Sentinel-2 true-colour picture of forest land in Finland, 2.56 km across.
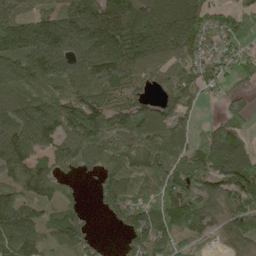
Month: May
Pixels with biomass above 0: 85%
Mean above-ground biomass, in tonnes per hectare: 117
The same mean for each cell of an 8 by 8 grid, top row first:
121 118 189 212 157 148 122 137
153 215 165 189 163 174 112 100
149 124 122 128 78 107 99 71
123 171 171 104 102 95 6 75
183 106 160 90 98 84 105 78
104 111 38 109 79 135 115 187
146 78 47 99 108 127 92 126
134 86 114 8 136 79 22 102
